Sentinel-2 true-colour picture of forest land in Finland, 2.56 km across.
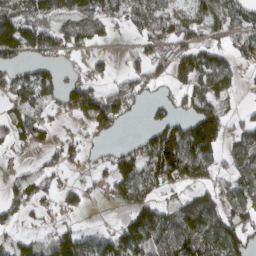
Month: March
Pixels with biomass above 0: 61%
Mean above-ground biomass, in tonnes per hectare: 68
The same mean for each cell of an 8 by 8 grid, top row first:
123 80 88 62 77 70 96 73
141 91 57 10 42 83 78 62
67 60 34 26 61 56 98 43
55 39 90 141 22 38 104 26
29 31 33 23 50 159 144 54
27 41 12 64 98 89 57 71
51 22 39 23 94 65 100 73
43 52 98 75 139 101 106 80
